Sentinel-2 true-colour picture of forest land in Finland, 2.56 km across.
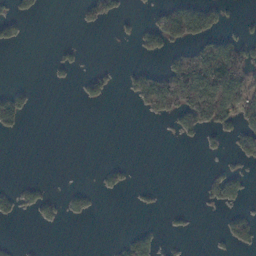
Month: November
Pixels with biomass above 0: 21%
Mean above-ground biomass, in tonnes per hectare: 20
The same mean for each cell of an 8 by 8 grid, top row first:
26 1 15 33 6 67 51 9
9 2 8 0 24 27 49 49
1 4 17 17 49 82 106 84
70 0 0 0 17 49 68 50
0 0 0 0 0 5 17 33
0 0 0 19 0 0 11 20
25 21 20 0 5 5 6 12
4 0 0 5 32 4 2 33
